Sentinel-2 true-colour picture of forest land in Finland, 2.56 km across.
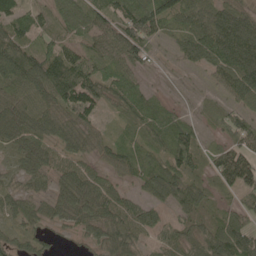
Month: May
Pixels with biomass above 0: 89%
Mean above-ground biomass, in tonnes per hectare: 66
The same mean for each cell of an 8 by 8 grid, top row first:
62 38 57 55 101 75 71 85
75 74 49 53 65 34 103 163
80 117 128 70 25 6 20 125
103 85 97 25 86 42 22 62
64 84 54 45 51 100 33 68
31 58 94 43 66 81 48 112
55 46 94 89 67 54 32 46
39 28 22 74 36 61 86 103
